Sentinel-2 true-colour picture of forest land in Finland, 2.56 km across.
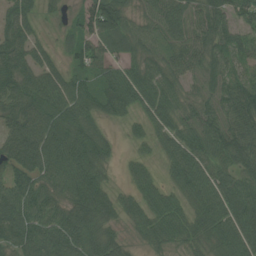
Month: July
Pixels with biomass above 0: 89%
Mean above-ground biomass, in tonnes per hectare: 72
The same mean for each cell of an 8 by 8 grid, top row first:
72 19 44 110 45 82 84 59
83 33 58 65 59 57 74 77
93 76 53 75 87 60 63 72
89 93 79 56 54 72 59 95
105 99 92 28 28 69 88 98
76 86 100 17 46 55 76 75
90 85 97 64 68 63 77 95
80 101 106 59 42 68 59 96
